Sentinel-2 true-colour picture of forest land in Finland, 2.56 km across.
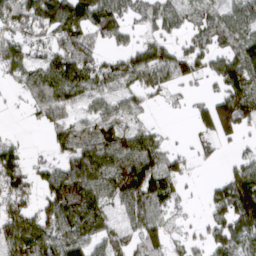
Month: March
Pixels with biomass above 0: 71%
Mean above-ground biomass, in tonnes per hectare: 79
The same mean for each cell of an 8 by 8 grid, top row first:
94 141 143 110 53 66 68 82
91 60 110 30 70 53 73 84
51 103 105 95 81 69 44 112
3 73 45 63 37 7 77 132
35 27 84 113 97 10 31 25
97 72 144 122 168 67 4 96
75 84 169 60 118 39 46 159
127 101 96 82 80 28 55 87
